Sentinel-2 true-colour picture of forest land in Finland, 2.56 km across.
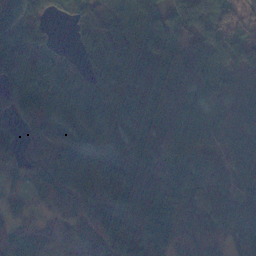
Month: November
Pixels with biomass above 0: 87%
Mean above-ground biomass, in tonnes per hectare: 77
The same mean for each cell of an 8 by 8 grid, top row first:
77 52 47 66 79 74 77 48
100 42 27 51 73 58 89 122
105 82 48 69 80 76 83 82
91 76 90 94 73 84 35 87
78 72 98 91 87 92 45 112
41 82 83 77 173 80 83 59
37 41 70 122 131 70 73 122
50 70 70 84 93 83 61 75
